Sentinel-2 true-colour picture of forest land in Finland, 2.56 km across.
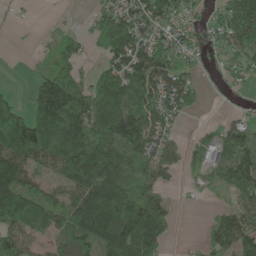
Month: May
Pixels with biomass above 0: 73%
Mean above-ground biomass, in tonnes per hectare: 84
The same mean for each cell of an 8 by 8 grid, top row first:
9 3 7 82 126 87 44 121
1 42 57 90 100 110 52 97
1 113 65 105 137 101 17 37
105 204 146 113 108 85 6 30
181 168 133 98 92 43 70 113
110 50 124 103 88 20 51 121
153 103 134 147 133 18 11 77
93 42 119 109 107 11 54 102
